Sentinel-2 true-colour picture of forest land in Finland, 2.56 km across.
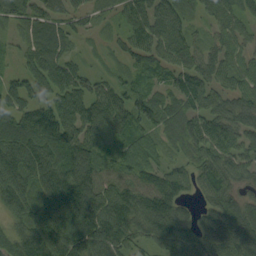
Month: September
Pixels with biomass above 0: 91%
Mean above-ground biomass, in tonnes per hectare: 73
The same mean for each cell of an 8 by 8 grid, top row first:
71 63 41 32 75 69 40 48
27 100 19 22 67 92 47 47
38 96 65 39 31 48 65 61
64 64 85 77 80 66 65 81
93 85 86 28 54 48 72 60
98 93 105 62 74 70 67 56
86 86 125 136 115 94 66 97
77 126 116 117 71 110 101 124
